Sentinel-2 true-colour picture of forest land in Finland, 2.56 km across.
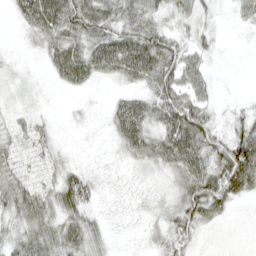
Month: April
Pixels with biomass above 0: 74%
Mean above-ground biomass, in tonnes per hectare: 34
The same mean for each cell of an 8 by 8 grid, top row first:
25 81 70 52 55 32 17 24
4 37 55 77 73 44 23 2
7 10 43 25 41 56 29 2
11 4 6 28 48 71 35 22
24 18 2 15 51 69 62 81
32 18 27 8 12 30 75 105
46 37 41 6 13 41 67 6
37 44 45 9 10 43 2 0
